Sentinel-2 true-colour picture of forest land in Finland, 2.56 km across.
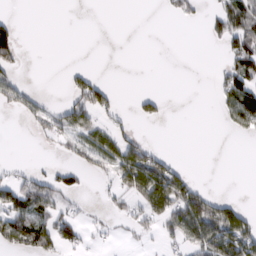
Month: February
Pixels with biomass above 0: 32%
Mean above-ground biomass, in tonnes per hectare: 29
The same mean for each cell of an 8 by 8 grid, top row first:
8 0 0 0 0 15 19 90
50 0 0 0 0 0 3 66
26 0 35 6 0 0 1 79
18 29 71 31 24 0 0 81
0 8 39 63 39 0 0 0
18 35 24 36 105 59 0 0
66 53 8 13 47 73 74 31
65 63 26 4 7 33 94 96
